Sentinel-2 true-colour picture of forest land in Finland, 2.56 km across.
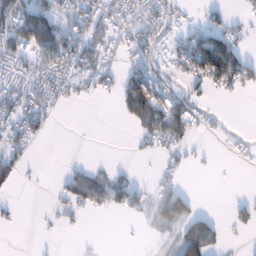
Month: January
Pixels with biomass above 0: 43%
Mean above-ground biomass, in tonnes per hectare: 34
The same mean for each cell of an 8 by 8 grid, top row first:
77 76 54 48 43 26 18 12
60 85 65 39 45 40 124 40
43 57 49 33 79 21 73 75
57 32 0 6 116 75 14 0
37 3 0 0 19 42 2 10
27 1 49 27 2 16 2 0
8 6 34 43 29 93 2 19
1 3 2 0 3 40 84 4
